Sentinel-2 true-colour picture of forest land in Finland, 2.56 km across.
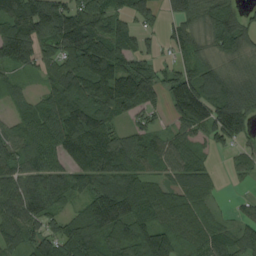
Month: August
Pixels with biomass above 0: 86%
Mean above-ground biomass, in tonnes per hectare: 104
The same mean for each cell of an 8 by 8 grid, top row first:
143 164 136 101 71 66 81 68
178 84 184 131 57 65 66 93
40 72 161 185 152 111 111 95
45 112 176 113 71 86 148 183
110 112 167 123 90 72 55 58
94 110 109 125 90 73 51 29
100 97 65 257 111 83 39 27
85 118 173 117 134 87 80 80
